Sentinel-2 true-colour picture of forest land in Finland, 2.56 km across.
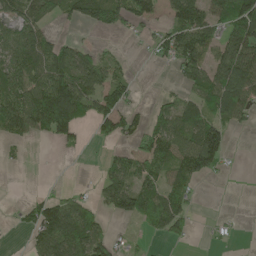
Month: May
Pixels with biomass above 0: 54%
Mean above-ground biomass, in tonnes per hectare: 62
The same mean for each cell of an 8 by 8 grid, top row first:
67 47 66 83 69 87 87 145
95 74 42 10 15 109 86 126
91 117 105 73 1 21 97 147
111 171 95 81 24 78 78 80
23 19 27 25 58 92 158 1
0 1 1 74 79 67 54 1
13 94 70 55 84 81 0 1
0 106 116 46 11 26 7 6
